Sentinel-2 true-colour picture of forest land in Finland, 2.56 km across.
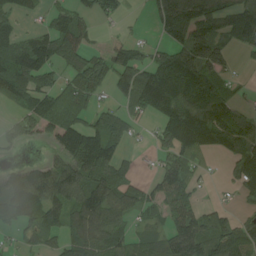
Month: August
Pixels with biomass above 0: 67%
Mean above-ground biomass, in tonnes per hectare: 84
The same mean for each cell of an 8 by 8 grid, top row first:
50 39 57 37 10 168 136 132
86 122 85 52 37 100 161 45
116 66 79 67 106 183 137 20
32 99 68 53 60 144 167 61
29 36 177 84 6 109 104 106
83 124 120 102 17 114 17 77
130 110 114 99 56 88 48 24
20 43 105 72 47 122 124 116
